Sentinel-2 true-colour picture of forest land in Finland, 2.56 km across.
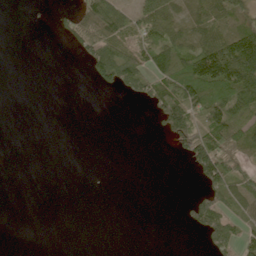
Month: June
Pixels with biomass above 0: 37%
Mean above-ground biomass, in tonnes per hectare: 36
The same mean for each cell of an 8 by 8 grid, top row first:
0 2 65 106 85 47 68 37
0 0 37 92 63 85 89 104
0 0 0 61 61 133 153 126
0 0 0 0 6 120 122 96
0 0 0 0 0 35 100 63
0 0 0 0 0 0 77 59
0 0 0 0 0 2 78 48
0 0 0 0 0 0 39 56
